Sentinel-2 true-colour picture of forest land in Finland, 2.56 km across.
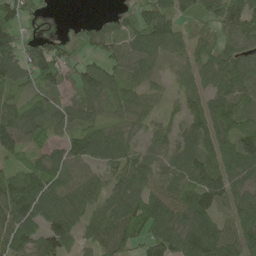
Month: May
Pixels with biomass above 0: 87%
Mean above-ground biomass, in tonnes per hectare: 79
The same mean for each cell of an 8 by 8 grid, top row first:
94 13 4 29 85 77 70 106
101 79 51 67 98 68 68 68
78 71 81 77 62 39 64 85
75 75 84 69 66 31 98 98
93 56 97 100 43 55 75 113
90 111 72 53 76 70 100 82
124 86 66 79 134 109 90 81
82 103 47 94 101 115 161 98
